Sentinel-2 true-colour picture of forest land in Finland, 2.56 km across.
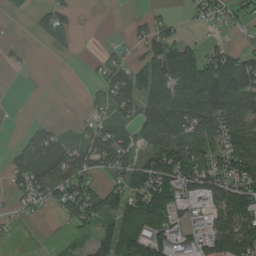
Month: August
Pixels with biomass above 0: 61%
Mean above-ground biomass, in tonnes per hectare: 60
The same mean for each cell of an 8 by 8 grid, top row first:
2 65 13 0 21 15 36 35
9 9 3 16 58 93 41 26
0 0 1 79 84 104 142 109
0 0 10 56 95 137 171 99
34 93 50 112 60 93 62 100
60 108 90 49 100 107 71 96
13 36 114 87 125 57 51 77
5 2 14 85 91 66 71 126
